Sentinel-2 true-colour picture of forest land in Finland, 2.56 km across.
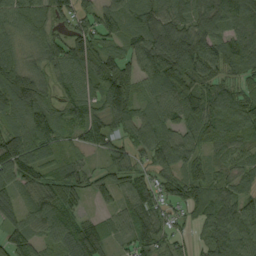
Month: September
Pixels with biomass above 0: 91%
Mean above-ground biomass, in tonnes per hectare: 85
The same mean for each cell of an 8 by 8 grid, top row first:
81 78 74 84 103 104 107 116
55 81 103 54 99 143 102 102
134 69 84 149 79 125 70 60
101 94 90 136 75 102 118 113
136 93 58 74 87 87 77 79
97 70 60 48 54 68 74 64
76 91 43 24 85 41 76 75
101 67 107 49 75 44 78 96
